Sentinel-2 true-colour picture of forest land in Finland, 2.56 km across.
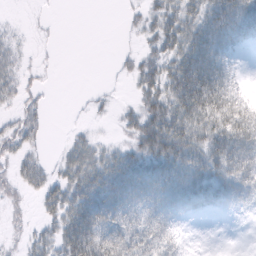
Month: February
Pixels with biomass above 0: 62%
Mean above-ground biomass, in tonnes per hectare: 32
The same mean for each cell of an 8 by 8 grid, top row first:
1 3 0 0 22 41 59 66
14 2 0 2 14 43 75 17
24 3 0 3 33 58 83 12
17 9 2 5 43 55 69 57
29 5 23 12 43 60 55 73
24 23 47 54 56 60 57 63
14 25 65 59 39 36 23 19
9 29 77 60 51 25 0 0
